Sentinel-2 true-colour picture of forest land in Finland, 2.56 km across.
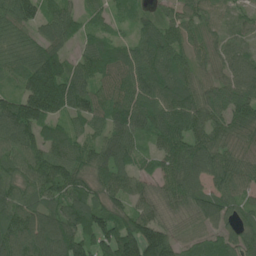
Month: June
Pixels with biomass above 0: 94%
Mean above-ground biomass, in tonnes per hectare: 93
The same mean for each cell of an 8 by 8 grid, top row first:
112 75 53 40 43 57 49 41
71 100 51 86 101 80 44 52
52 191 100 94 111 109 60 77
161 144 96 109 111 117 106 117
120 88 76 119 47 109 101 63
89 124 87 116 54 108 103 84
101 88 111 83 78 85 118 62
126 145 122 120 167 80 65 87
